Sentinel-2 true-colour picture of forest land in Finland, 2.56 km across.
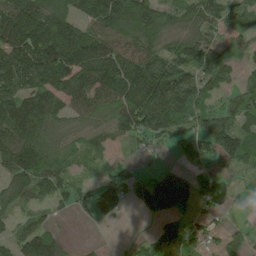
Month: May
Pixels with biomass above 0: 79%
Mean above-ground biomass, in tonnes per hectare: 123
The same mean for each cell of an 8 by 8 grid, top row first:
206 184 131 215 184 99 120 93
198 228 213 145 132 121 146 76
181 182 192 189 205 191 134 64
158 132 109 146 180 193 112 137
166 136 93 51 58 73 108 146
144 166 43 112 68 112 121 51
82 62 62 108 94 148 93 30
81 109 7 4 61 181 65 65
